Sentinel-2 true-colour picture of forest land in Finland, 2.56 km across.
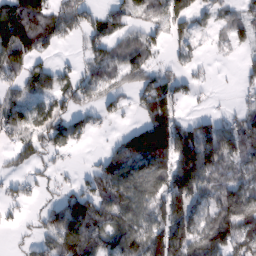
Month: February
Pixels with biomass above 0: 68%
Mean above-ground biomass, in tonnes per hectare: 73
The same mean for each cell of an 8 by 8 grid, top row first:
149 87 68 68 44 85 34 51
155 39 26 83 89 37 12 29
55 85 76 77 82 58 13 20
62 60 58 37 77 74 20 38
56 63 30 29 169 133 119 104
34 22 20 101 115 119 87 65
23 47 105 108 86 108 77 140
12 72 135 87 115 135 122 99
